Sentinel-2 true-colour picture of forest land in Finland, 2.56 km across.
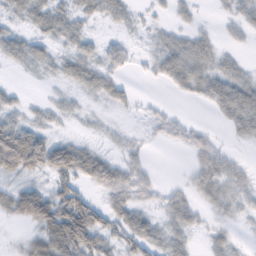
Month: February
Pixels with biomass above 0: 62%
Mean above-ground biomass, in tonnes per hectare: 27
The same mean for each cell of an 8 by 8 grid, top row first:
18 35 21 19 6 12 1 18
29 18 28 19 4 37 28 9
3 6 32 23 3 36 42 33
19 12 8 7 4 5 9 54
106 52 24 9 8 11 22 7
35 33 46 54 20 1 43 19
54 73 80 47 19 36 18 11
5 81 95 24 43 24 14 4
